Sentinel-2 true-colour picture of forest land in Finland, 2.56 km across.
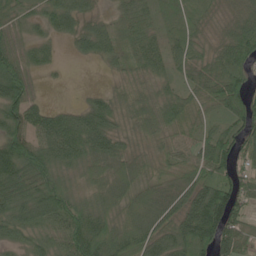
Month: June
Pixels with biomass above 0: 90%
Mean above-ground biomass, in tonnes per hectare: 68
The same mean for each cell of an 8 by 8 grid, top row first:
56 72 83 31 44 45 34 50
63 45 39 58 64 54 39 104
125 8 0 17 40 42 68 87
99 60 54 62 67 87 40 96
107 86 93 70 28 54 83 84
79 98 46 73 45 47 69 64
73 95 80 62 77 63 144 54
46 63 120 114 91 98 117 66
